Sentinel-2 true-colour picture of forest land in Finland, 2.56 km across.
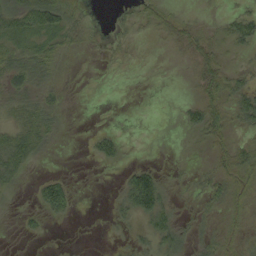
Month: September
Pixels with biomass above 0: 50%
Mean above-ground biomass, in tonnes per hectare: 19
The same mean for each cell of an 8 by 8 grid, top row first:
46 72 20 5 19 21 4 30
38 28 10 13 3 14 33 19
30 22 1 1 1 0 38 18
24 26 0 0 0 4 51 33
45 15 0 23 0 2 25 23
25 16 0 1 52 5 22 43
3 39 2 10 60 15 18 20
1 2 0 3 20 38 19 20
